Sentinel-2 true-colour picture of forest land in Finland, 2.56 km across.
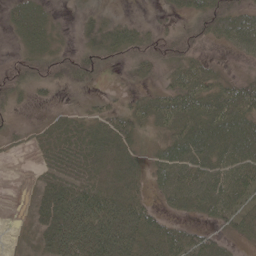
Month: May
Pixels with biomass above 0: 70%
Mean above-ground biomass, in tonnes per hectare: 34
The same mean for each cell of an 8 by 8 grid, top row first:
35 25 12 13 5 13 46 45
14 30 22 34 26 34 9 35
37 24 18 1 13 33 32 26
11 7 11 26 28 52 47 51
7 23 40 43 15 48 51 58
1 24 41 31 23 63 61 60
0 55 85 73 44 23 38 47
2 48 91 105 52 52 35 17
